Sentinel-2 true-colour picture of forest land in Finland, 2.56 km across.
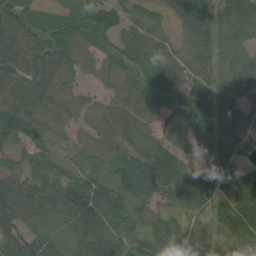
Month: August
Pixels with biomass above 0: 91%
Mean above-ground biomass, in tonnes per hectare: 65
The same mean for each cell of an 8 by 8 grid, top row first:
76 38 65 62 50 37 55 71
71 87 67 42 68 44 54 57
64 82 49 57 61 60 51 63
85 71 53 65 68 78 80 68
47 43 35 59 56 62 77 73
50 58 61 54 81 68 71 97
95 66 131 73 54 44 54 100
80 54 59 83 61 93 60 53
